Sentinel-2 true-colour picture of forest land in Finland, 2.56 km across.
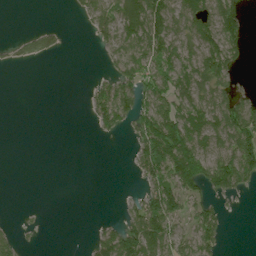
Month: July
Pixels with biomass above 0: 46%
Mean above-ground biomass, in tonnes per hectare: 43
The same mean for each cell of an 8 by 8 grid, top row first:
0 0 19 55 111 63 72 42
12 32 0 44 76 59 80 43
0 0 0 46 77 76 73 13
0 0 1 105 81 79 81 89
0 0 0 2 87 157 63 80
0 0 0 0 54 123 104 86
1 2 0 0 80 62 46 3
34 0 0 81 137 60 70 0
